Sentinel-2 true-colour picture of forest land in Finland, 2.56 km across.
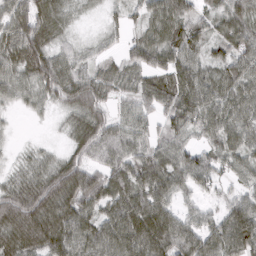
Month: March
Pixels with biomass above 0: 89%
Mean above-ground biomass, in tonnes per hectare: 75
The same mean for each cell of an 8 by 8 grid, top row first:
86 72 14 17 50 107 44 86
101 87 32 17 69 88 56 87
70 114 95 54 59 93 65 90
19 26 101 57 56 94 91 75
7 10 75 87 59 72 56 70
39 83 116 84 97 87 74 48
131 119 88 78 110 58 34 87
105 117 69 100 122 116 90 139
